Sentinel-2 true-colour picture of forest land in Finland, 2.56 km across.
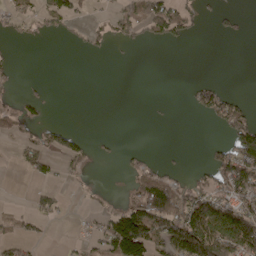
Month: April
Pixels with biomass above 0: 31%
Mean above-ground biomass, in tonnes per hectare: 33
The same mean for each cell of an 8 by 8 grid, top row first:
28 44 17 29 74 82 13 13
5 1 6 11 8 5 0 0
9 3 0 0 0 0 15 0
29 8 0 0 0 0 48 52
18 43 31 4 2 0 12 87
3 29 10 0 55 24 38 106
7 32 3 24 99 97 110 96
39 7 17 116 118 118 153 133
